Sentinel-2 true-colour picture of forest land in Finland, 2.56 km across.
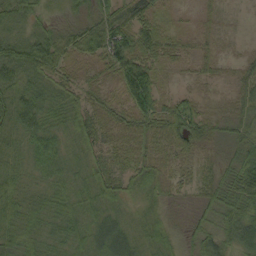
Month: September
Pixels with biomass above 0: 96%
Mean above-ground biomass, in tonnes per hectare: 43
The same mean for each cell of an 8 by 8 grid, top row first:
48 25 35 59 52 17 20 4
68 86 58 89 73 37 26 8
52 44 41 36 94 17 21 40
66 46 53 43 73 72 26 47
27 51 38 42 46 53 38 46
33 37 33 52 53 33 23 61
44 37 44 34 20 12 37 60
43 31 38 67 30 24 48 53
